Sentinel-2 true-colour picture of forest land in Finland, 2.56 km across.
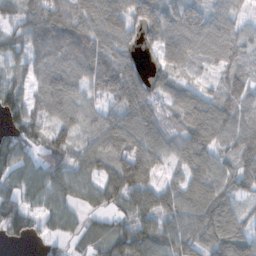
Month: November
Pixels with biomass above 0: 87%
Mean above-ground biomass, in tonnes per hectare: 80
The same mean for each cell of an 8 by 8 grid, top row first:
56 130 77 90 102 88 63 33
49 120 121 65 45 87 85 78
48 89 77 126 68 61 26 77
88 72 64 69 110 75 119 94
98 95 61 99 119 67 110 106
71 74 58 95 107 36 98 104
93 46 37 47 86 88 128 61
41 28 35 89 103 82 90 117
